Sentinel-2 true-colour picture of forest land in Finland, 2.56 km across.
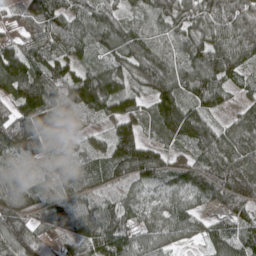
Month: May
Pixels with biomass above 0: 94%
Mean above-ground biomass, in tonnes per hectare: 99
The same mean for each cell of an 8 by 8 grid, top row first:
54 101 85 78 64 94 103 107
104 119 88 119 116 74 121 114
186 139 127 126 103 115 124 56
123 132 89 98 71 148 82 50
130 116 49 95 102 74 127 98
87 51 104 93 114 85 127 141
137 66 98 84 65 86 45 101
128 56 99 140 78 61 68 118
